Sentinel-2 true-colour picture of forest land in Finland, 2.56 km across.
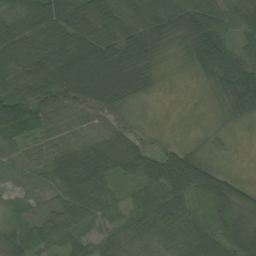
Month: August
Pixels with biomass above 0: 96%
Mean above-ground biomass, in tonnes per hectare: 59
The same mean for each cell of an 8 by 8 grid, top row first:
68 89 73 84 77 81 97 64
61 71 110 102 91 35 89 44
73 111 157 150 58 12 33 78
134 72 71 65 14 6 13 42
49 48 48 56 43 33 23 6
32 37 76 46 63 94 74 21
16 31 58 37 40 68 33 54
21 52 33 48 51 62 67 60
